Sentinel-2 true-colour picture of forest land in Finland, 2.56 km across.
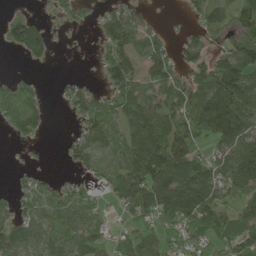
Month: June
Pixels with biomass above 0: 69%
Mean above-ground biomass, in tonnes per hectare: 63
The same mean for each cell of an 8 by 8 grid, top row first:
42 20 28 52 27 3 59 79
55 40 1 61 59 32 46 98
39 3 18 67 56 70 113 133
101 37 54 73 111 88 142 126
12 4 52 54 105 99 58 94
11 13 24 47 104 127 100 103
36 61 75 26 86 132 102 59
74 65 70 37 61 56 64 87
